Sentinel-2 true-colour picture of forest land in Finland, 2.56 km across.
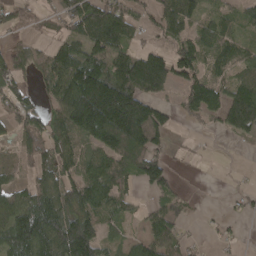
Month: April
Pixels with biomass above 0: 69%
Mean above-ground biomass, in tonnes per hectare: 87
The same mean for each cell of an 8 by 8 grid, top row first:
73 35 122 120 39 124 41 43
52 43 89 112 62 89 68 63
80 63 175 183 258 108 84 68
73 69 184 252 170 33 62 209
47 85 81 155 156 8 2 16
42 85 93 123 110 26 1 4
118 135 122 76 25 72 8 17
157 139 251 39 59 69 9 12
